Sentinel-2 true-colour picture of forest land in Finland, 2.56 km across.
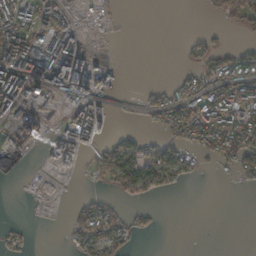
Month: November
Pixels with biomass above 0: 43%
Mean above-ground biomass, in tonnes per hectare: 44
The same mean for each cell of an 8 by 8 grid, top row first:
99 48 11 5 0 0 9 77
154 76 61 1 0 1 37 26
136 111 188 39 2 26 61 104
106 29 112 35 19 85 112 90
58 61 93 31 29 53 65 100
2 13 15 61 70 36 3 33
0 2 35 31 13 0 0 0
23 0 47 52 3 0 0 0
